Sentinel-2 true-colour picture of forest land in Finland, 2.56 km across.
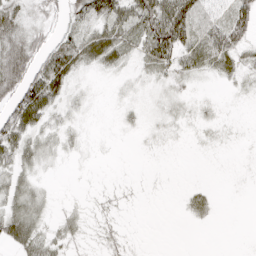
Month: April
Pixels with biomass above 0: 61%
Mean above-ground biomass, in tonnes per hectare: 24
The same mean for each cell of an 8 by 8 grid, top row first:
32 18 34 61 74 98 36 59
50 35 45 50 40 71 65 40
59 67 13 6 14 19 6 15
62 42 12 4 13 11 7 2
49 22 11 2 4 4 5 3
33 6 1 1 2 0 0 3
41 14 9 10 1 1 15 0
48 28 13 17 1 0 0 0
